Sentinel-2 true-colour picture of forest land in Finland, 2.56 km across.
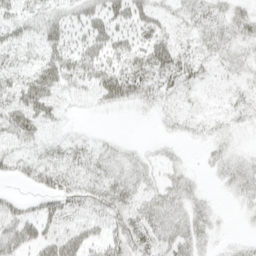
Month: April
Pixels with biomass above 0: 65%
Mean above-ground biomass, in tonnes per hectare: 21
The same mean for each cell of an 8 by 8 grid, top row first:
23 25 24 35 33 16 27 21
22 27 24 32 30 30 19 18
21 31 26 42 35 30 10 14
32 22 4 5 5 14 9 16
17 13 14 9 5 6 13 5
18 31 25 25 18 15 6 23
22 25 21 29 25 22 12 7
41 34 34 31 38 29 11 6
